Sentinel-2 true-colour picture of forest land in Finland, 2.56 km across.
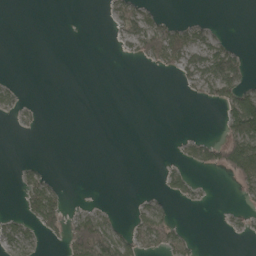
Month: May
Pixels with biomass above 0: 25%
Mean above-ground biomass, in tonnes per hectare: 23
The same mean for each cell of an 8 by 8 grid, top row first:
0 0 0 28 51 9 4 0
0 0 0 3 66 84 66 18
5 0 0 0 0 13 80 67
17 0 0 0 0 0 0 130
0 0 0 0 0 8 44 101
12 22 0 0 0 28 4 70
7 84 14 8 26 12 5 9
48 12 114 81 52 44 0 4
